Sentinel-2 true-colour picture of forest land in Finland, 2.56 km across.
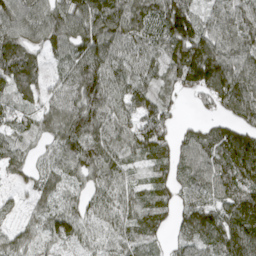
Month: April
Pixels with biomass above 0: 90%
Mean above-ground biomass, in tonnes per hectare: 78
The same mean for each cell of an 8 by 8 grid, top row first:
92 84 135 132 104 161 56 86
89 60 89 84 72 97 128 89
87 40 87 78 65 69 148 126
52 63 101 74 85 31 28 99
52 37 104 68 94 74 82 119
37 46 64 62 34 77 79 91
31 48 63 67 69 73 71 102
58 48 59 50 64 42 85 131
